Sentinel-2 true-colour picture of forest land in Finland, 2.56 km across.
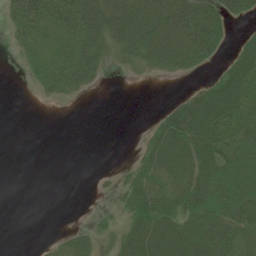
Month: July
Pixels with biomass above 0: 55%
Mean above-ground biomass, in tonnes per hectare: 27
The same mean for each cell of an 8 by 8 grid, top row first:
44 62 65 39 44 58 49 26
14 32 48 25 39 44 43 24
0 35 31 1 3 5 16 55
0 0 0 0 0 41 65 53
0 0 0 0 16 60 53 43
0 0 0 5 39 47 46 44
0 0 0 8 51 37 49 47
0 5 24 16 59 54 42 28
